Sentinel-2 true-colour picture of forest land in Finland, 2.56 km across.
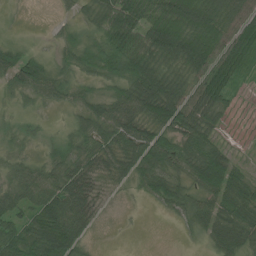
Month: July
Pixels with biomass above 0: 81%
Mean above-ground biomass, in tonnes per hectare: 50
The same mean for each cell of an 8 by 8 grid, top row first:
2 2 22 64 70 98 76 53
30 11 54 74 76 98 79 71
61 74 32 53 103 52 66 29
16 10 36 63 67 88 71 7
22 26 48 53 84 73 63 4
54 56 60 32 61 48 99 37
54 100 64 3 4 46 49 65
76 100 45 0 0 4 29 64
